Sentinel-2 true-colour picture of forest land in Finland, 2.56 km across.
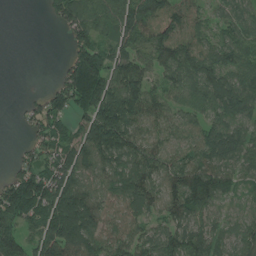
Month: June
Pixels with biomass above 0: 83%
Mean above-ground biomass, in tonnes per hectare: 88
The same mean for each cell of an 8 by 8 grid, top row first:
0 29 123 95 132 86 53 79
0 0 109 85 84 136 78 92
0 9 204 119 89 89 131 94
8 120 81 140 103 69 88 99
8 71 93 140 81 69 106 94
82 100 91 85 102 93 114 56
132 117 157 63 84 94 86 49
119 135 144 75 74 106 93 82
